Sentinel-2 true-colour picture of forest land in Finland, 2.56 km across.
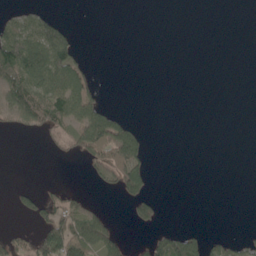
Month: May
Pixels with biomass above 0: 26%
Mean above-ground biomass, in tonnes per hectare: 31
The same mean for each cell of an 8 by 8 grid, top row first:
23 35 0 0 0 0 0 0
138 137 32 0 0 0 0 0
102 106 71 0 0 0 0 0
67 100 83 39 0 0 0 0
0 13 72 130 36 0 0 0
0 0 5 75 73 0 0 0
26 58 53 3 61 0 0 0
41 120 86 57 21 76 37 24
